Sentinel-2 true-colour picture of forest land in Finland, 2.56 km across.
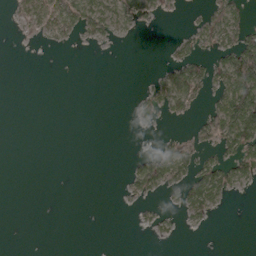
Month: April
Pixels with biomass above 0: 25%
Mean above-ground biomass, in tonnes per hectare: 18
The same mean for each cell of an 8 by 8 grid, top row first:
15 55 58 54 35 3 26 34
1 7 4 3 0 17 26 77
0 0 0 0 3 55 38 125
0 0 0 0 18 19 28 112
0 0 0 0 0 23 24 63
0 0 0 0 53 43 59 35
0 0 0 0 9 13 40 0
0 0 0 0 1 7 0 0
